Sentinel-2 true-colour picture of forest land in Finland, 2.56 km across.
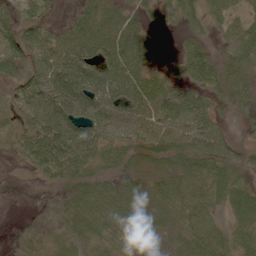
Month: June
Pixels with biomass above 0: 85%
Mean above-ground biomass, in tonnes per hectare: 48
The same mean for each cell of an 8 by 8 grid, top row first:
36 26 42 58 34 37 49 38
61 58 81 79 60 17 43 67
41 71 84 77 67 41 66 46
34 77 74 61 61 70 52 22
25 85 86 53 53 60 65 23
2 35 48 41 43 53 60 30
0 5 55 57 46 45 33 53
9 13 31 32 44 35 47 48
